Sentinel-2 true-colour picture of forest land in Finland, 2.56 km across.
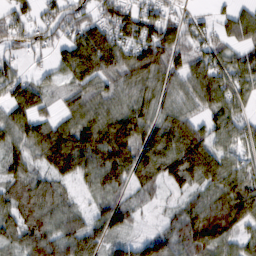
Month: February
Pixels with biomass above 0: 84%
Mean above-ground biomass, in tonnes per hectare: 77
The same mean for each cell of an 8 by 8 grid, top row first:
51 52 54 87 91 46 22 61
48 47 130 127 119 91 59 63
74 29 79 64 89 73 107 77
88 44 69 85 84 71 63 58
70 124 98 146 100 120 93 69
63 67 66 95 77 94 98 72
83 68 32 72 21 33 102 133
61 87 85 57 64 78 123 54
